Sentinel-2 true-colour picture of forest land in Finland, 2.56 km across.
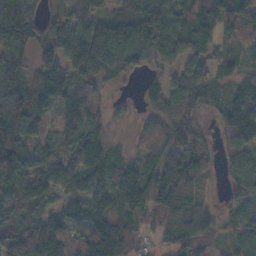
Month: November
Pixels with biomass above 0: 87%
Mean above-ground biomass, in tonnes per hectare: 100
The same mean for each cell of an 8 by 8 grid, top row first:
160 55 96 95 176 136 98 90
108 84 148 133 133 116 66 45
93 133 96 54 41 76 70 72
142 91 118 40 49 103 57 133
135 65 121 51 46 86 39 111
198 155 127 104 102 130 41 110
113 51 80 123 111 130 35 60
188 213 93 167 40 99 68 82
